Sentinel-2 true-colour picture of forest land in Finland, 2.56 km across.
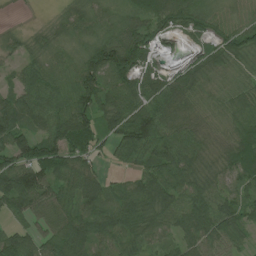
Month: July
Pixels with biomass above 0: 89%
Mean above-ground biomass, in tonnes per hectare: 67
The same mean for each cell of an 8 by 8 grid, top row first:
1 9 59 41 69 80 59 40
32 44 48 120 90 15 55 69
36 61 88 81 78 73 53 38
85 77 93 71 88 67 45 68
90 81 70 55 101 89 61 80
109 88 85 25 71 91 67 71
63 81 68 79 82 74 95 70
71 64 90 74 73 52 69 38
